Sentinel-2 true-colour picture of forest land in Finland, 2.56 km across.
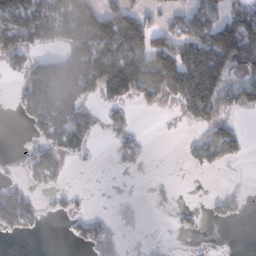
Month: January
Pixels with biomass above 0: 46%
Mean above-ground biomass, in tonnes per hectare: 52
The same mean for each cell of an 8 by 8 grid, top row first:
87 97 109 86 52 46 70 106
75 36 112 94 101 103 130 178
16 100 114 163 133 144 132 54
14 94 66 26 13 22 95 26
2 53 50 22 24 2 102 40
5 66 0 1 3 1 5 0
88 10 9 9 11 13 9 15
7 0 35 48 2 1 4 0
